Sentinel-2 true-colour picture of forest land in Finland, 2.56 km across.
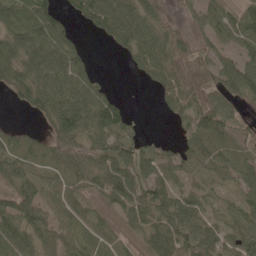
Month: May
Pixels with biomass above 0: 80%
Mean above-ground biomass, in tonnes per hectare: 54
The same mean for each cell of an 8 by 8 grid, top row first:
77 95 53 103 71 13 47 52
76 94 38 22 68 42 31 32
86 90 84 11 18 54 30 76
9 64 101 97 3 39 74 28
41 38 53 67 35 23 49 22
71 43 55 81 66 50 44 48
84 54 41 33 75 78 39 43
80 58 43 28 43 75 60 52
